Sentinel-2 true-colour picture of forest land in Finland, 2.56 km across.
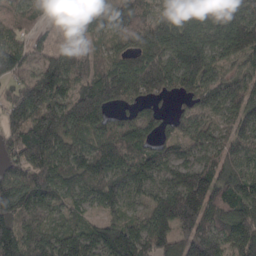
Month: March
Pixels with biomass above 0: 93%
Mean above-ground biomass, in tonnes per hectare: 118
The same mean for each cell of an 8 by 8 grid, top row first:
68 29 71 147 85 119 169 130
85 59 82 55 125 173 138 158
92 166 127 154 179 122 101 72
134 187 181 89 62 43 62 100
138 214 106 129 94 72 71 78
98 171 118 110 100 101 134 99
172 82 53 70 62 233 158 155
199 106 112 144 128 148 160 194
